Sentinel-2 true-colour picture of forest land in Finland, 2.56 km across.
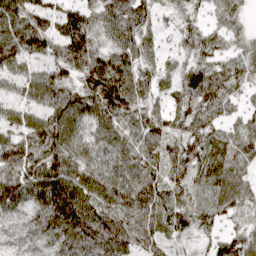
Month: April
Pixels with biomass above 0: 93%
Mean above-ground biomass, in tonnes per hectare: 77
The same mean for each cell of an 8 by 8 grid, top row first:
120 70 71 73 52 29 38 35
124 80 92 67 56 25 63 42
71 90 74 112 58 35 81 59
70 96 100 93 64 42 83 42
98 128 80 83 71 59 73 73
106 144 105 97 85 50 74 81
74 138 130 112 107 65 67 54
44 73 118 122 81 43 36 71
